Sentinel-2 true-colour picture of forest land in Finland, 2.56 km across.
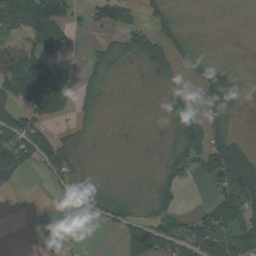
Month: August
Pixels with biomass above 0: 56%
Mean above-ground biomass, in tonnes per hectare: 44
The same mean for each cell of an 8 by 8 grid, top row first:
64 147 23 78 24 18 0 0
49 57 8 33 86 49 6 0
107 124 20 18 7 33 70 23
92 85 26 5 2 40 47 19
109 63 34 5 4 51 61 42
41 25 37 12 8 51 43 104
0 6 24 56 20 53 43 110
0 31 8 1 127 78 120 100
